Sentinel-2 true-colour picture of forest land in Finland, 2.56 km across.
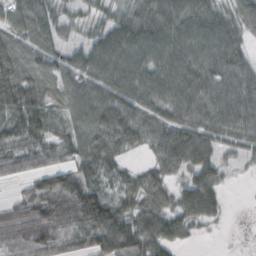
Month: October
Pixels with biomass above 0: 86%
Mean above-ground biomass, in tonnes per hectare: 52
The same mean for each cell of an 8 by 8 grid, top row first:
49 44 25 36 49 64 50 47
52 45 36 67 64 64 58 41
66 48 52 66 59 66 67 67
77 56 49 75 58 60 67 74
64 49 54 62 45 90 65 47
26 44 62 43 36 37 61 8
39 69 101 68 54 54 60 2
55 60 35 35 53 44 5 4
